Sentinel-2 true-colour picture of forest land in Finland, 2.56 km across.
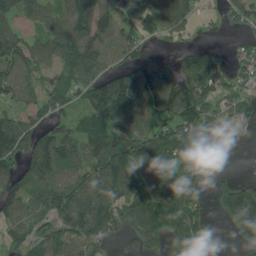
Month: June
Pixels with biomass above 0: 78%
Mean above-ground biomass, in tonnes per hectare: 114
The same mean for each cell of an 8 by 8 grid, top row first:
89 92 148 119 149 160 16 88
122 105 184 125 73 38 52 28
137 79 124 131 190 152 132 63
92 103 60 168 160 140 95 74
164 150 118 164 166 155 74 18
110 120 103 161 178 196 54 17
94 112 165 142 193 237 36 149
71 106 121 58 138 105 54 60
